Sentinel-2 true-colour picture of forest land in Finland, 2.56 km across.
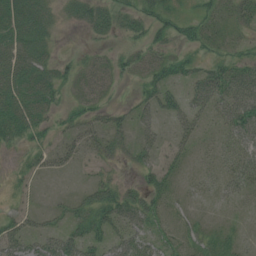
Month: July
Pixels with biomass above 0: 62%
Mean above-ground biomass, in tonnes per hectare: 28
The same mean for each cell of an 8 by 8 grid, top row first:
47 29 25 34 30 24 26 31
49 25 6 15 32 21 22 19
60 45 27 24 28 28 54 52
66 38 26 25 24 31 28 64
20 17 31 31 24 25 9 35
9 13 6 16 19 22 17 32
11 11 27 57 48 12 6 9
43 34 48 33 29 21 19 10
